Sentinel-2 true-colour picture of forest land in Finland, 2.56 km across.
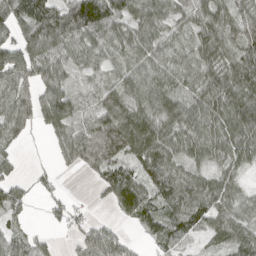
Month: April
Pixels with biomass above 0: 82%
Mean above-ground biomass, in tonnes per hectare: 67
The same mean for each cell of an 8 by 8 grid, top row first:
88 116 137 107 83 63 82 70
78 82 64 68 70 50 82 96
83 62 26 49 78 64 78 99
78 78 49 83 81 85 87 95
19 15 94 101 96 65 77 86
32 19 11 84 68 78 51 36
52 24 15 38 100 82 97 67
57 17 32 65 27 59 35 91
